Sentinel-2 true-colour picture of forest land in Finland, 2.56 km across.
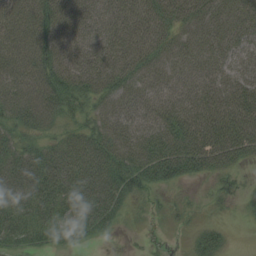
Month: August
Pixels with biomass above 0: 85%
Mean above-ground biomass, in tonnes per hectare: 53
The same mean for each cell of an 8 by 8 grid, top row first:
74 71 61 64 62 60 57 45
79 79 74 75 64 44 42 46
82 80 66 57 44 43 55 63
65 70 32 47 52 63 77 81
38 35 63 58 73 76 84 79
82 85 89 76 57 48 34 22
69 65 63 55 9 8 5 10
41 37 24 5 3 0 34 0
